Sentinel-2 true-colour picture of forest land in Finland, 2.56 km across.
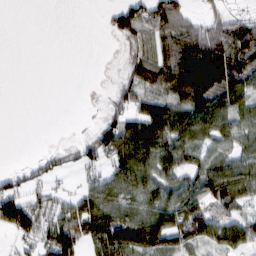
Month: February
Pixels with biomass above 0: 62%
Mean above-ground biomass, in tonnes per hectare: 58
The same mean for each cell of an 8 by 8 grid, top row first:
0 0 0 36 87 110 31 26
0 0 0 1 63 126 146 117
0 0 0 8 88 134 173 106
0 0 1 39 80 93 113 59
0 1 29 90 109 80 52 47
32 38 24 62 77 60 77 55
114 66 74 89 70 71 79 42
37 88 88 137 119 73 63 42
